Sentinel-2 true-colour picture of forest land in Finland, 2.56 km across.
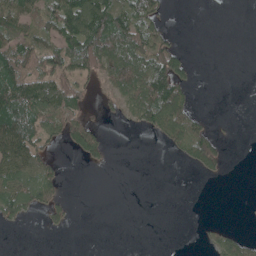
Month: May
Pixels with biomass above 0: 41%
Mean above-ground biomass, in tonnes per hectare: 50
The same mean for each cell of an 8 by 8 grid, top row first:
90 80 166 125 98 0 0 0
86 83 139 107 94 51 0 0
125 115 64 88 103 131 0 0
140 110 68 27 99 129 12 0
142 54 112 15 1 80 108 0
90 68 0 0 0 0 26 0
71 65 0 0 0 0 0 0
0 1 0 0 0 0 15 34
